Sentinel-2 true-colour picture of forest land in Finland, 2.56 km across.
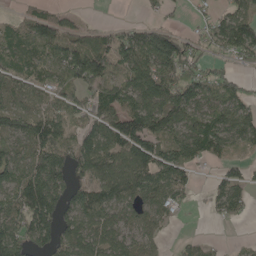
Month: May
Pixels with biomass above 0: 73%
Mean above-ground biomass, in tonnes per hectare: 80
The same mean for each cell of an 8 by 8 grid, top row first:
22 60 19 0 19 15 35 97
66 78 91 94 153 124 53 111
70 64 110 72 130 121 96 45
91 73 56 99 140 114 100 91
71 136 73 115 129 91 127 58
99 149 59 104 118 91 12 59
104 158 104 82 82 48 19 50
134 93 88 76 73 11 15 7
